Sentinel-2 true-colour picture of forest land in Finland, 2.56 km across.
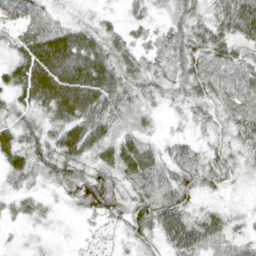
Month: April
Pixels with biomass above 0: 92%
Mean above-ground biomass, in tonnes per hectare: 44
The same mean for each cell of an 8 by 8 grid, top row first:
47 27 17 13 25 40 43 106
41 74 70 51 31 53 67 51
50 83 80 62 47 47 61 52
44 51 70 54 34 16 34 63
55 53 64 54 41 30 28 37
37 36 54 49 62 48 47 26
28 16 34 49 61 70 23 11
8 11 9 15 40 63 55 27
